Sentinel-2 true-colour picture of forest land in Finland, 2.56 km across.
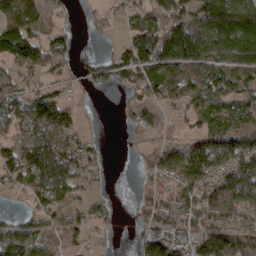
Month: March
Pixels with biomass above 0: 70%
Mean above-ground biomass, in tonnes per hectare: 86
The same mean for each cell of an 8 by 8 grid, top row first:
136 51 6 27 70 124 170 180
174 115 13 22 156 178 137 161
57 50 26 58 112 168 152 97
110 183 25 1 59 36 96 93
79 146 62 2 20 65 119 134
84 153 85 5 21 112 127 169
15 84 51 29 50 97 122 104
125 64 36 7 53 70 107 95
